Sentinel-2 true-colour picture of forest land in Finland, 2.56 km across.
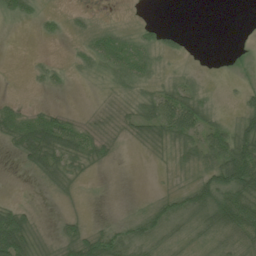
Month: July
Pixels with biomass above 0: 57%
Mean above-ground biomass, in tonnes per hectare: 24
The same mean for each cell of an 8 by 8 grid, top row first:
22 9 7 1 1 0 0 0
0 0 13 51 32 10 0 5
0 13 5 21 28 19 3 5
28 24 5 14 40 67 24 21
40 84 44 16 17 33 51 69
1 29 17 0 0 8 42 109
31 0 1 0 15 38 52 89
78 10 40 37 33 23 26 37
